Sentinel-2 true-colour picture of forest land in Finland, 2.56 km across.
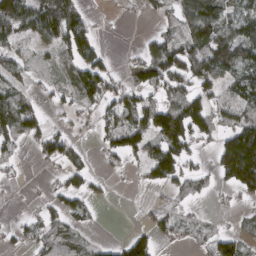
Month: March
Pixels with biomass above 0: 58%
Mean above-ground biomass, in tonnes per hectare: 61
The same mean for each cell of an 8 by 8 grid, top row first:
139 124 59 2 11 54 121 85
56 43 112 4 35 78 114 113
56 21 89 59 70 81 91 84
107 35 40 68 93 125 93 81
42 76 30 63 81 119 25 168
10 8 46 19 41 97 29 181
3 35 37 6 10 36 9 15
25 72 46 15 71 39 49 66
